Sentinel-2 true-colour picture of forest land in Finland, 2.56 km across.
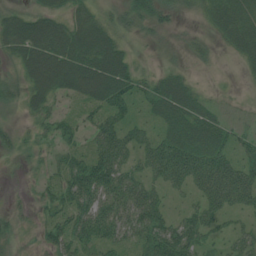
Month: July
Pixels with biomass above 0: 78%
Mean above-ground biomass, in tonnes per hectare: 38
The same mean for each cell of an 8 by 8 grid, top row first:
31 38 37 28 36 20 25 45
47 73 67 51 8 9 15 35
25 69 67 75 29 37 3 4
12 34 21 45 21 53 30 7
23 16 25 70 39 64 53 27
3 22 64 70 41 56 64 58
11 28 62 68 73 13 45 28
15 35 55 50 48 68 26 31
